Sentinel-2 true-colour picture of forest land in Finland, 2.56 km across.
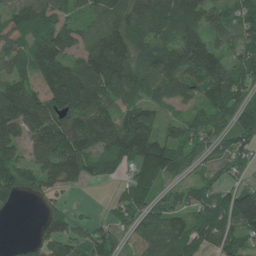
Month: June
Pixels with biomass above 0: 83%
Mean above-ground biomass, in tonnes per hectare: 89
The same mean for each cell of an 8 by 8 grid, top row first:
79 99 48 108 110 121 82 69
62 135 87 147 99 123 135 72
86 104 136 139 96 105 129 66
162 110 127 97 77 28 80 103
80 145 141 110 137 88 72 85
86 80 71 32 106 61 38 37
22 36 8 36 98 72 100 175
8 74 57 65 74 107 81 70
